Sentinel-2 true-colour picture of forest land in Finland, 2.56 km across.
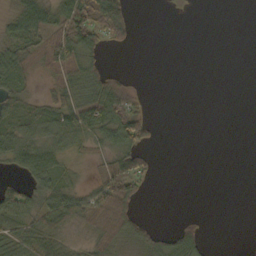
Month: October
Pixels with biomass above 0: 47%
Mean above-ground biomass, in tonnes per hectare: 25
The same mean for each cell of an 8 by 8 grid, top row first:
35 48 72 76 0 0 0 0
44 53 67 14 0 0 0 0
33 23 48 36 1 0 0 0
34 37 67 71 19 0 0 0
54 50 33 42 33 0 0 0
11 47 10 61 36 0 0 0
32 52 46 69 7 0 0 0
41 44 10 46 28 47 13 0
